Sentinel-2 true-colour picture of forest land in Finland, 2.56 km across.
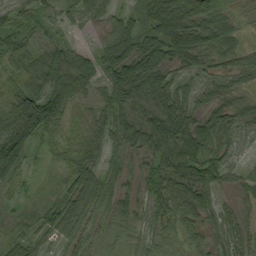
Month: September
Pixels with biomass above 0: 91%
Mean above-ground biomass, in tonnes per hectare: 58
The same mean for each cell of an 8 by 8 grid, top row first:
58 33 46 50 56 102 106 21
63 51 29 86 81 93 85 47
39 90 90 72 125 50 35 37
87 113 16 70 77 94 45 44
123 37 31 45 87 100 76 45
52 12 67 35 41 89 75 34
18 39 82 50 41 84 61 24
29 25 41 18 30 31 37 40
